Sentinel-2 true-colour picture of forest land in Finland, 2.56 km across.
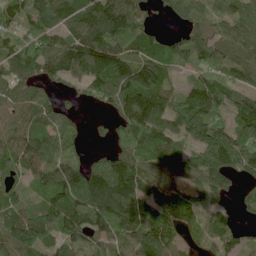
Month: June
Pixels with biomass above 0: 87%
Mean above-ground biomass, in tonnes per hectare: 104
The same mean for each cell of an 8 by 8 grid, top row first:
111 106 109 182 61 50 70 74
106 121 152 149 90 91 115 115
103 75 78 169 138 36 100 80
73 78 19 66 182 122 158 127
95 105 28 54 130 76 190 116
87 105 118 179 126 104 127 74
77 106 137 182 150 102 70 27
137 100 80 88 139 112 78 58
